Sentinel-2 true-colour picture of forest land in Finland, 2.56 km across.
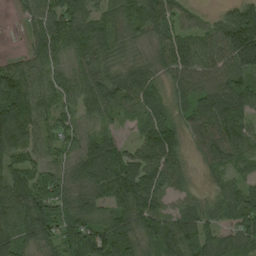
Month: August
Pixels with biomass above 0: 91%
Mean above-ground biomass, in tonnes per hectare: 79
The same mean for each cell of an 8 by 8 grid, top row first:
11 87 82 58 93 59 25 107
4 83 77 64 51 89 75 150
122 62 77 93 72 66 83 83
139 57 61 54 55 55 95 78
85 53 70 66 92 77 66 84
89 73 80 124 121 85 25 46
120 116 82 84 103 42 52 91
94 91 130 114 72 104 66 88
